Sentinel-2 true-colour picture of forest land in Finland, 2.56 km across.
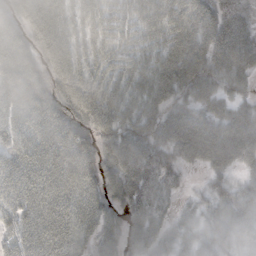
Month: October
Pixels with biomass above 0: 93%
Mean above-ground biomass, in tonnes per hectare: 78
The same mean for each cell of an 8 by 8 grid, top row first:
69 108 61 64 66 80 88 89
88 85 70 70 65 99 91 87
87 64 85 75 72 102 77 52
74 82 91 85 78 68 72 59
78 83 83 72 80 90 114 94
96 88 94 62 100 48 36 38
90 87 89 60 94 36 53 92
71 89 69 63 92 60 78 81
